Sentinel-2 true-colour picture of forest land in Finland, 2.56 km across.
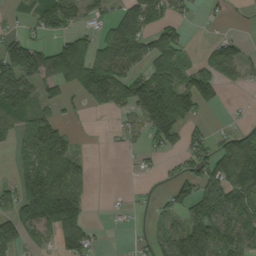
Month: September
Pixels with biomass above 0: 58%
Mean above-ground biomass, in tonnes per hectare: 69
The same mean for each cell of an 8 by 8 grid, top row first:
15 67 51 51 133 44 10 2
109 67 103 117 86 86 29 41
123 85 130 145 95 91 101 35
123 42 12 46 115 170 19 4
41 136 13 4 28 37 48 100
45 124 65 0 9 38 105 123
80 170 83 6 6 52 157 85
34 39 118 1 13 91 133 87
